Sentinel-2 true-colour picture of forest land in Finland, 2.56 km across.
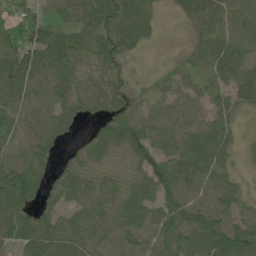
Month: June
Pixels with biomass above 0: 86%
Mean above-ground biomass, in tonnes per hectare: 63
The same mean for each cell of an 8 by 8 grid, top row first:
53 50 75 103 81 21 53 46
90 96 78 82 32 8 53 48
87 79 60 44 18 46 38 52
72 79 47 41 42 51 46 34
56 67 18 77 97 68 81 20
105 39 68 45 68 92 68 18
85 38 58 73 91 90 86 47
73 88 74 66 77 77 86 100
